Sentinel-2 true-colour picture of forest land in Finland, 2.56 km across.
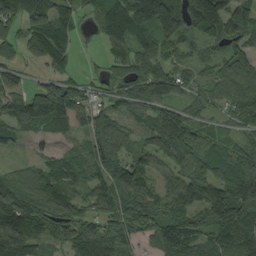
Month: September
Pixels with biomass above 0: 87%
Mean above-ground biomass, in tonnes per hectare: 93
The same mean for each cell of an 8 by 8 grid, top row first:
89 129 51 130 142 168 189 119
49 135 20 50 66 54 44 84
18 75 50 54 105 92 48 95
91 141 81 63 71 105 48 95
41 30 39 97 62 135 92 59
60 104 82 96 86 102 112 146
168 121 93 88 121 111 144 137
179 85 110 108 48 131 80 120
